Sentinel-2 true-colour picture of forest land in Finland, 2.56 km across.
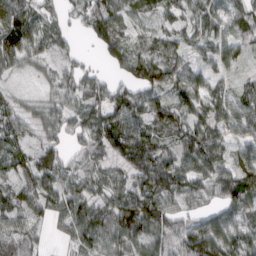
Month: March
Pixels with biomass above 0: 90%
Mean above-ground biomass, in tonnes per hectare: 65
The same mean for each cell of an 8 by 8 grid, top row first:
132 57 49 94 34 46 60 56
131 64 17 92 46 48 58 58
20 30 70 46 93 69 62 30
52 51 48 78 82 71 81 79
57 50 38 86 95 60 92 54
47 72 49 45 76 84 67 80
61 55 73 78 106 58 52 72
43 14 60 70 74 60 132 87
